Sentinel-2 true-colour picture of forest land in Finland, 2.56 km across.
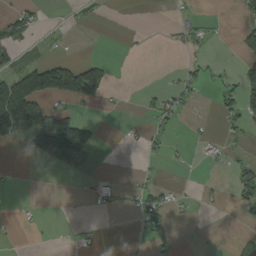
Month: September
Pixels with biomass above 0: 22%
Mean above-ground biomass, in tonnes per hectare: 27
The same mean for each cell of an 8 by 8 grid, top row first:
37 3 15 1 0 5 4 16
45 11 0 0 1 5 8 42
115 159 190 29 0 15 18 45
196 71 19 3 14 26 1 55
28 122 160 1 13 5 11 6
3 0 9 5 6 1 3 46
3 1 0 13 38 15 6 26
4 1 8 0 8 7 3 20
